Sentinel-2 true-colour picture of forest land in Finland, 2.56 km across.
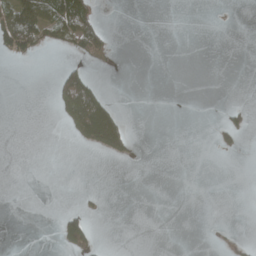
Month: April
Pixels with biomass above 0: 12%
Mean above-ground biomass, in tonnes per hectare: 16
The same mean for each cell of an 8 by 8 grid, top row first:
98 80 87 0 0 0 0 0
82 28 52 20 0 0 0 0
0 3 73 0 0 0 0 0
0 2 131 70 0 0 0 18
0 0 27 102 1 0 2 19
0 0 0 0 0 0 0 0
0 0 18 0 0 0 0 0
0 0 104 0 0 0 0 7
